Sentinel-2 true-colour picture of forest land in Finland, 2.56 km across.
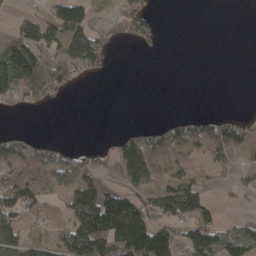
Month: April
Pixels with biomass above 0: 49%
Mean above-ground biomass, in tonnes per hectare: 68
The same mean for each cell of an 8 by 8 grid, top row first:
30 70 93 22 80 0 0 0
159 93 135 26 24 0 0 0
178 127 25 4 0 0 0 0
20 4 0 0 0 9 18 13
61 38 10 37 106 117 114 73
93 93 117 46 120 104 45 31
120 27 189 231 132 155 70 12
115 57 198 212 225 80 125 86
